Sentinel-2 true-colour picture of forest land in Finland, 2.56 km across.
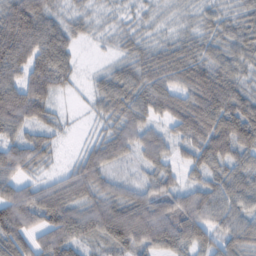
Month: February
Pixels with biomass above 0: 91%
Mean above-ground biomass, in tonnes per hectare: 62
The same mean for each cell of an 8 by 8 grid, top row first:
99 62 28 19 23 20 32 46
109 104 15 16 38 49 50 59
65 87 14 62 64 63 82 50
99 48 6 55 62 71 101 92
62 44 11 69 66 44 87 91
59 23 70 49 36 32 57 69
104 102 77 92 90 81 84 60
91 72 55 76 78 86 61 71
